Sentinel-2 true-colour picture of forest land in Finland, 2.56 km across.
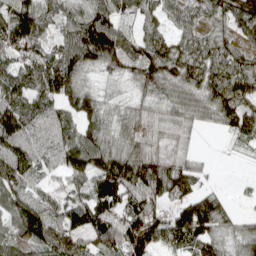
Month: April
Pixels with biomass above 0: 87%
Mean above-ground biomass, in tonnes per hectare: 93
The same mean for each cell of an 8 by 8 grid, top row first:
132 99 104 91 71 68 84 112
112 65 139 132 96 92 89 74
107 108 93 53 104 113 113 119
148 102 109 68 74 93 75 119
127 94 102 75 74 51 0 24
107 46 83 178 154 136 25 6
94 80 119 125 127 90 124 16
83 90 79 136 113 81 93 76
